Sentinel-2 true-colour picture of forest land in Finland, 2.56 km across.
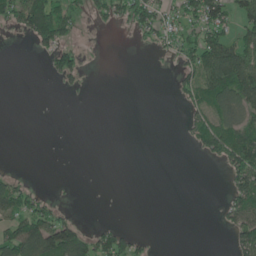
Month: June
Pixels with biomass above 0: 33%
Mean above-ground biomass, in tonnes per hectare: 35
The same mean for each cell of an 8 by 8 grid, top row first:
78 162 39 51 83 40 101 62
0 69 28 0 18 47 111 81
0 12 23 0 0 31 96 109
0 0 0 0 0 2 55 61
0 0 0 0 0 1 63 99
16 0 0 0 0 0 0 76
68 42 2 0 0 0 0 67
101 143 93 67 12 0 0 56
